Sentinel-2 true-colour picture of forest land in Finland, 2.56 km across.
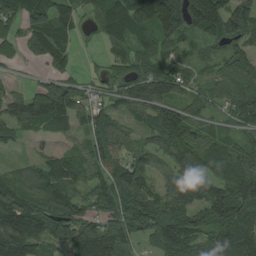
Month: August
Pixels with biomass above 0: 87%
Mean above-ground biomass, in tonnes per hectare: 93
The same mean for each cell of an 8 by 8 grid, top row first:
89 129 51 130 142 168 189 119
49 135 20 50 66 54 44 84
18 75 50 54 105 92 48 95
91 141 81 63 71 105 48 95
41 30 39 97 62 135 92 59
60 104 82 96 86 102 112 146
168 121 93 88 121 111 144 137
179 85 110 108 48 131 80 120
